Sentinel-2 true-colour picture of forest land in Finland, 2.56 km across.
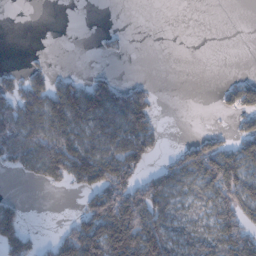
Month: January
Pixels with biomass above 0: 46%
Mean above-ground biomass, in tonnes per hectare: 42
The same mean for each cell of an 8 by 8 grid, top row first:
0 0 0 0 0 0 0 0
0 1 0 8 0 0 0 0
22 42 23 20 7 0 0 19
85 102 98 71 75 0 0 47
72 93 58 68 76 7 43 55
13 57 76 101 42 53 81 80
29 0 23 125 100 37 40 87
74 14 116 116 129 45 49 96
